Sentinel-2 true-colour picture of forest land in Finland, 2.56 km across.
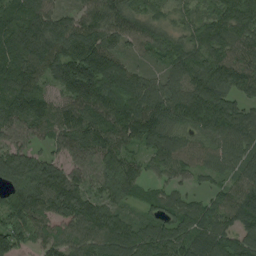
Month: August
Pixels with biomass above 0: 95%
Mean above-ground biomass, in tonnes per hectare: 100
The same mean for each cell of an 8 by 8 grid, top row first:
108 102 81 106 70 36 61 105
145 153 165 101 61 79 117 85
126 83 199 129 76 73 134 95
112 108 123 127 162 151 195 89
69 52 110 114 100 97 80 92
110 122 69 108 62 59 50 83
112 106 117 75 50 97 72 109
74 73 92 125 101 108 93 93
